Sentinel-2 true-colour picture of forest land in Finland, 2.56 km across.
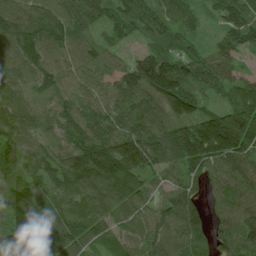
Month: July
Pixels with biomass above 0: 96%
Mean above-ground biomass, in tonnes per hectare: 106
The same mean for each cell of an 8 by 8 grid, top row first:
116 140 111 82 120 74 35 88
111 112 84 52 41 73 44 81
99 92 83 79 171 173 93 65
105 65 103 79 122 146 86 150
100 58 125 155 157 178 229 171
70 86 140 171 111 69 81 99
113 77 92 94 73 130 58 113
158 220 110 80 91 100 90 125
